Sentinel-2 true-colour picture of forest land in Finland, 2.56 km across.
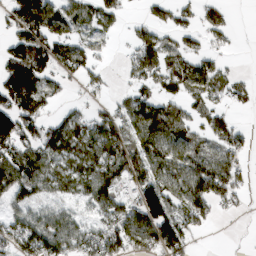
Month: March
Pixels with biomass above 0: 67%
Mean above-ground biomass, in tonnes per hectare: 72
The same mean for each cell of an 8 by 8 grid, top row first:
97 125 60 45 24 53 40 1
81 97 66 20 97 56 36 4
112 67 46 14 73 80 78 33
142 40 40 48 109 62 69 17
105 83 78 93 94 87 58 50
122 88 72 100 93 97 129 57
72 69 46 96 134 86 71 19
111 153 99 115 102 112 3 5
